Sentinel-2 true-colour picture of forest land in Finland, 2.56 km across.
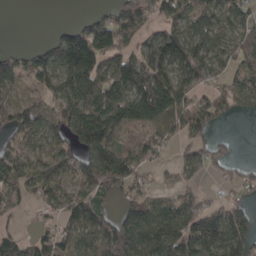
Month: April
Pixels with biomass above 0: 72%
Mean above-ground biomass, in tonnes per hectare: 112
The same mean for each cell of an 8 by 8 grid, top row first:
0 0 17 84 112 92 82 82
16 77 247 164 136 213 126 84
112 121 222 184 239 161 94 85
106 72 163 202 204 151 130 66
93 103 133 131 73 58 77 11
106 86 137 204 46 68 60 52
47 41 119 63 115 128 93 87
62 57 99 167 180 200 222 180
